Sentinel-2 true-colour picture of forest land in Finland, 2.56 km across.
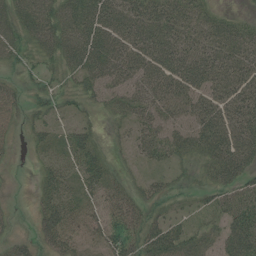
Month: July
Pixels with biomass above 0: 82%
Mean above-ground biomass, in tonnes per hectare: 40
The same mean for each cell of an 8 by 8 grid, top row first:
54 58 71 66 67 51 34 13
40 43 70 66 67 62 50 45
17 19 30 45 48 61 54 47
31 23 16 24 39 44 53 51
14 26 41 11 29 41 57 62
3 30 38 25 16 17 27 44
10 43 36 44 34 14 23 54
29 44 30 50 53 53 37 73
